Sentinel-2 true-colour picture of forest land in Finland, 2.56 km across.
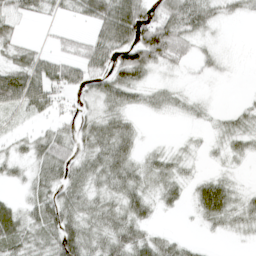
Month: April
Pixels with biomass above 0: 71%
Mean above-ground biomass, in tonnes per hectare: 34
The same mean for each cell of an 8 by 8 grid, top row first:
39 20 29 93 61 73 44 18
33 14 31 71 94 57 12 1
81 69 41 54 29 7 6 1
32 32 23 36 17 13 8 16
16 51 33 72 11 5 8 22
17 49 41 52 30 28 18 6
28 59 40 33 37 16 63 30
48 39 64 46 38 22 5 5
